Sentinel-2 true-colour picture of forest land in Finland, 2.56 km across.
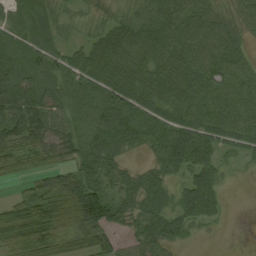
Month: August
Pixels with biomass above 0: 86%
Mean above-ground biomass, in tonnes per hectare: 52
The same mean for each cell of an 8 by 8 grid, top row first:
49 44 25 36 49 64 50 47
52 45 36 67 64 64 58 41
66 48 52 66 59 66 67 67
77 56 49 75 58 60 67 74
64 49 54 62 45 90 65 47
26 44 62 43 36 37 61 8
39 69 101 68 54 54 60 2
55 60 35 35 53 44 5 4
